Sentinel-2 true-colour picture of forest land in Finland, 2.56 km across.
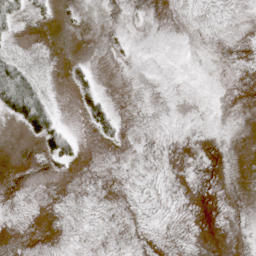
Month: April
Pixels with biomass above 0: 21%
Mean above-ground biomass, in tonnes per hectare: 4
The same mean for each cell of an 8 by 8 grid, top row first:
13 5 1 0 1 0 0 0
4 1 0 3 0 0 0 0
61 5 12 0 0 0 0 0
37 42 9 15 0 0 0 0
0 26 8 4 0 0 0 0
0 2 0 0 1 0 0 0
1 1 1 1 1 1 0 0
0 0 1 1 1 1 0 0
